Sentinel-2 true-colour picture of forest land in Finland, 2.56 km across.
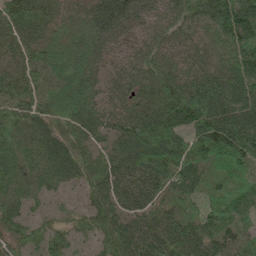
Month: June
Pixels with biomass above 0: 98%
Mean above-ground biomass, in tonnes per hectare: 72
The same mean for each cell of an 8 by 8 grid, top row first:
66 49 49 106 46 58 68 102
56 63 62 37 50 50 43 74
80 79 75 43 67 76 81 80
92 73 84 60 86 130 121 93
85 69 61 56 94 106 119 130
71 64 57 68 80 88 48 83
70 44 40 77 72 39 61 85
56 59 38 77 77 81 71 52
